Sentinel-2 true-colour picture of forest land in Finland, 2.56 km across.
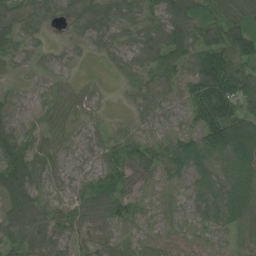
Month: June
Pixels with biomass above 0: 92%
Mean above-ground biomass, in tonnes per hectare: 54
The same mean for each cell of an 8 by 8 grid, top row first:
46 39 50 60 63 72 56 53
55 25 22 42 72 79 93 92
22 22 13 10 44 49 139 103
34 32 29 5 35 25 122 94
79 35 21 31 53 60 127 162
105 40 24 44 48 37 77 115
73 41 38 50 27 21 72 88
56 46 32 33 32 36 31 25
